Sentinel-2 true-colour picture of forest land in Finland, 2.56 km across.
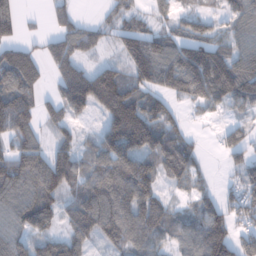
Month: January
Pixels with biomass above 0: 77%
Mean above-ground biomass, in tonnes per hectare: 80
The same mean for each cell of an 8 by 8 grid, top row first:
68 29 33 37 48 45 42 77
78 47 78 35 127 95 94 74
129 33 127 103 92 110 150 139
135 45 55 115 123 32 34 27
86 42 41 113 125 81 7 66
122 131 77 136 66 66 25 60
103 95 104 138 112 39 76 71
80 73 77 66 92 62 142 69
